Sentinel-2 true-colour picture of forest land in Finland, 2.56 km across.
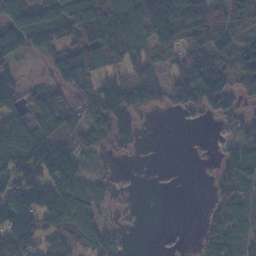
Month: November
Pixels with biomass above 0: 71%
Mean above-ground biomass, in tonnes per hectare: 87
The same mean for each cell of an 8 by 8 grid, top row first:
101 103 151 143 153 155 136 101
99 82 136 156 83 77 138 97
69 40 98 63 111 77 168 75
105 121 96 152 50 28 60 52
189 147 92 78 12 0 5 76
119 126 86 24 0 1 14 111
151 142 121 33 2 0 29 102
143 92 127 56 0 11 76 110
